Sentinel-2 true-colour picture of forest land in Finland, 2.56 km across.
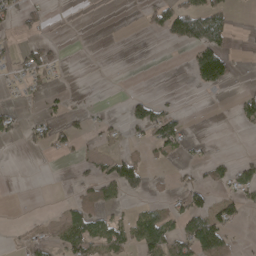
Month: April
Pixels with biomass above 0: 27%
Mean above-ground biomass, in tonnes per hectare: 27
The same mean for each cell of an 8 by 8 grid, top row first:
41 15 0 0 27 101 98 1
18 32 0 0 0 15 98 2
20 27 0 0 0 0 90 4
19 17 13 3 41 28 1 32
9 36 14 15 25 47 6 1
0 0 20 59 39 12 22 39
1 2 65 27 26 27 54 34
5 18 66 56 72 61 100 9
